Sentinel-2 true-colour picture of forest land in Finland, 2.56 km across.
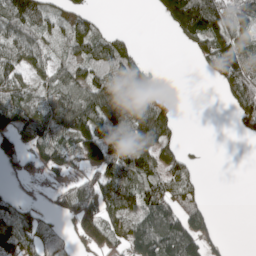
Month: May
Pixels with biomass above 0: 62%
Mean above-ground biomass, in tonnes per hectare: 71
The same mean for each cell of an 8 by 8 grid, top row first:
104 52 47 2 1 172 196 98
76 43 69 75 9 5 94 124
75 63 83 86 66 0 14 128
117 106 147 101 98 38 0 81
73 108 106 116 101 49 2 4
37 33 52 106 80 82 3 0
74 23 124 95 108 101 41 0
111 70 64 77 127 170 73 0
